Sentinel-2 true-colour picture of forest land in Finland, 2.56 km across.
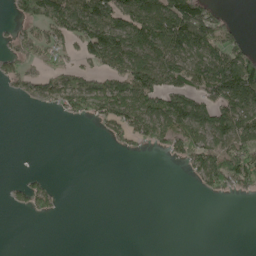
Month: May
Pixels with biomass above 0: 44%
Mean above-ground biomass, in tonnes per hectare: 54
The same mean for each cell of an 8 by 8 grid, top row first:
29 96 118 105 129 149 86 4
42 74 47 121 130 113 103 61
49 64 63 76 118 87 143 188
0 13 72 107 109 127 98 138
0 0 0 21 39 74 87 113
2 12 0 0 0 1 97 103
18 28 0 0 0 0 0 0
0 0 0 0 0 0 0 0
